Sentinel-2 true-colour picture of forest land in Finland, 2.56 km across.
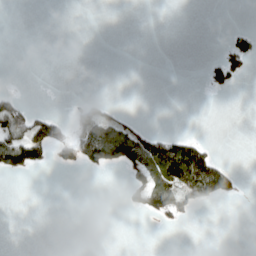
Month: April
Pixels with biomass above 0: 16%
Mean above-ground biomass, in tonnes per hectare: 22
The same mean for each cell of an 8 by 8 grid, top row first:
0 0 0 0 0 0 0 0
0 0 0 0 0 0 0 53
0 0 0 0 0 0 25 16
80 27 37 27 1 0 0 0
127 114 87 156 106 78 22 0
18 0 1 2 63 116 108 13
0 0 0 0 52 66 13 0
0 0 0 0 0 0 0 0
